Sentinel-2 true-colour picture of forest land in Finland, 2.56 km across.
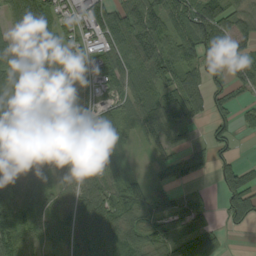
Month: September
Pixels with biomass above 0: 82%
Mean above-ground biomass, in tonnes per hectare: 73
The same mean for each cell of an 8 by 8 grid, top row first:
84 87 55 94 117 80 102 48
97 111 48 79 102 79 89 64
117 118 84 79 75 76 61 50
91 89 76 53 85 87 51 35
82 76 88 51 31 42 34 12
97 50 96 63 30 55 15 77
120 56 102 99 71 60 37 83
101 65 100 88 71 84 67 1
